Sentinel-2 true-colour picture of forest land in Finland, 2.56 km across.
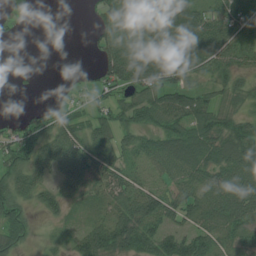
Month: July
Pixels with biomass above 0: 75%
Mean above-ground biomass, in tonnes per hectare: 57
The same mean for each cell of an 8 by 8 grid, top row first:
30 0 1 63 51 95 71 56
0 0 0 83 85 83 94 71
2 0 10 81 86 66 34 43
6 38 33 59 77 93 64 42
70 68 79 56 54 88 77 100
60 46 80 67 35 60 67 104
53 39 18 51 87 79 82 98
41 10 64 98 96 79 69 44
